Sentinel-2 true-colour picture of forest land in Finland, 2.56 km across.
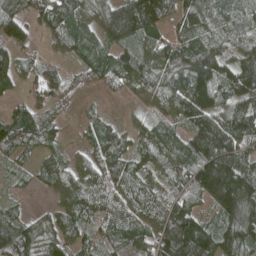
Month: April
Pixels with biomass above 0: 91%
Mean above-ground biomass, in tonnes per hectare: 86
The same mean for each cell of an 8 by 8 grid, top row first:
99 81 93 135 168 72 86 47
78 31 70 81 75 89 92 76
67 83 53 58 87 87 123 128
57 47 22 12 36 67 113 106
94 50 30 79 69 86 160 132
24 57 76 81 56 82 206 160
25 38 98 69 81 114 67 202
107 87 62 66 91 175 120 125
